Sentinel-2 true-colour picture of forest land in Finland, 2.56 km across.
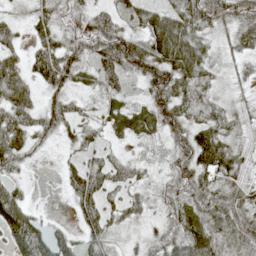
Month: May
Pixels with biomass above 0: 85%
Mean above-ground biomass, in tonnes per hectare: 52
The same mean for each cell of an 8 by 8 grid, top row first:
23 42 46 44 63 84 79 68
39 64 49 89 86 155 42 48
71 64 35 38 57 108 50 27
73 51 28 42 52 82 53 37
83 25 37 17 22 57 93 35
32 0 65 49 22 62 57 44
72 3 52 31 26 60 79 67
56 54 35 29 22 51 65 61
